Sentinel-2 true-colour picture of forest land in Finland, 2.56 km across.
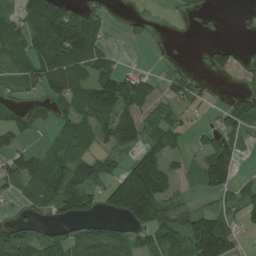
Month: July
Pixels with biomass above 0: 60%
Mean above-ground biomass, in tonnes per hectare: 59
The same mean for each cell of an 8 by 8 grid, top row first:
50 138 77 19 19 12 4 2
73 141 134 23 6 1 22 18
46 100 76 86 48 34 10 17
37 51 79 85 55 33 10 79
33 22 58 56 60 35 47 48
62 90 113 57 178 36 111 37
12 54 102 78 161 69 32 53
90 55 67 79 46 61 180 36
